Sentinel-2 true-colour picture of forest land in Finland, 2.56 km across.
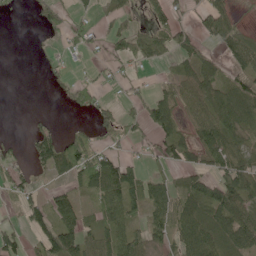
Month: June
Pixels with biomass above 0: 55%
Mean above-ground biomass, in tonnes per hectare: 41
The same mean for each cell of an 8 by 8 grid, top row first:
4 38 18 37 15 22 59 13
0 7 18 29 79 57 18 57
0 8 13 15 12 33 59 42
0 5 18 15 49 49 65 77
18 66 55 22 18 67 78 39
33 25 58 93 39 24 59 74
20 47 37 59 51 65 86 90
49 71 74 61 54 48 73 70
